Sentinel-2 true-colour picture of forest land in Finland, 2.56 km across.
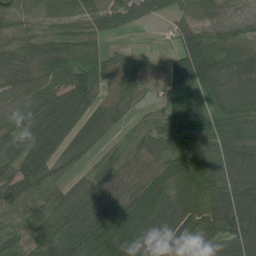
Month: July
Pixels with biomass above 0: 89%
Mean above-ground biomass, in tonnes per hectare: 79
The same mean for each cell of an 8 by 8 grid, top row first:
80 42 50 66 51 43 70 76
64 64 70 17 3 67 105 78
85 83 109 71 41 93 122 78
77 106 105 73 18 64 54 64
71 114 92 23 46 65 78 100
84 72 31 68 90 110 103 76
45 65 93 94 125 137 122 128
48 89 116 138 140 117 89 96
